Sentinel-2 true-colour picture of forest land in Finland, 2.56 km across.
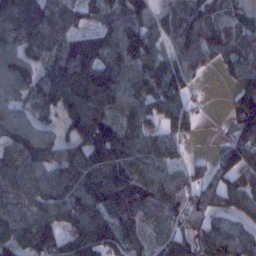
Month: January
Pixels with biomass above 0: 86%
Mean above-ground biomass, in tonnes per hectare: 103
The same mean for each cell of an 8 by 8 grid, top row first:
201 134 63 65 44 85 101 65
112 100 148 101 142 55 63 90
130 95 164 160 138 109 7 68
88 76 158 115 86 116 8 121
115 104 114 169 97 54 8 106
107 102 151 141 104 86 69 101
91 101 135 140 115 97 93 83
78 122 159 138 71 110 107 115
